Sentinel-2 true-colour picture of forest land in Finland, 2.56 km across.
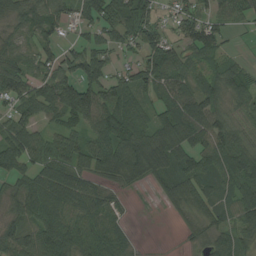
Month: August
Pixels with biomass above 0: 83%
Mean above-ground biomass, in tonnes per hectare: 69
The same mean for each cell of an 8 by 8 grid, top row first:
60 79 51 81 85 60 61 45
60 59 63 56 81 51 70 9
77 85 119 76 77 70 61 69
64 76 112 99 54 84 97 48
96 68 68 114 92 76 78 73
56 93 74 63 65 71 69 97
54 74 80 55 2 36 59 75
85 97 98 78 3 4 54 54
